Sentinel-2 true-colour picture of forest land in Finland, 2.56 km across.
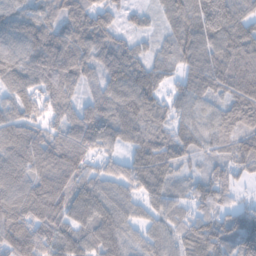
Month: February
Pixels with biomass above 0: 96%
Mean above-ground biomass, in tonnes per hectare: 91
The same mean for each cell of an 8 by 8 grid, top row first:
86 77 82 43 34 111 171 103
91 132 104 91 39 88 117 131
99 101 77 92 112 48 112 135
94 68 67 108 112 65 64 92
117 104 99 72 113 93 72 82
108 116 96 69 125 63 55 49
102 129 109 108 59 52 65 45
116 90 104 101 56 66 122 117
